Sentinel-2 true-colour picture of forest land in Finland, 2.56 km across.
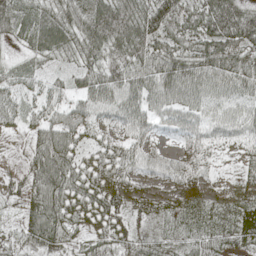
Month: May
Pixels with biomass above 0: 91%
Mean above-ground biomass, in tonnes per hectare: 55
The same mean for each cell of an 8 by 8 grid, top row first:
67 63 65 98 79 77 85 78
20 70 67 71 70 54 82 90
40 36 50 72 70 106 77 71
48 62 70 55 68 69 49 48
6 82 46 46 44 23 37 29
19 102 62 59 42 56 29 25
23 95 64 62 37 40 34 39
26 77 28 55 30 28 32 44
